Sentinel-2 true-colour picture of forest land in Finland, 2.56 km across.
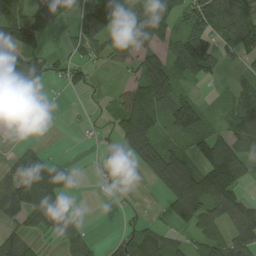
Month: August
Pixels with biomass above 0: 66%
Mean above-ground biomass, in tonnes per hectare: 71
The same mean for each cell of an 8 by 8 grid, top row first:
97 69 69 112 84 70 143 105
118 35 51 85 78 89 100 98
119 46 35 5 116 84 51 32
31 1 4 37 156 121 39 96
10 4 2 19 127 45 114 96
79 117 11 13 37 172 163 115
85 91 7 1 7 93 113 124
83 15 51 28 116 42 89 115
